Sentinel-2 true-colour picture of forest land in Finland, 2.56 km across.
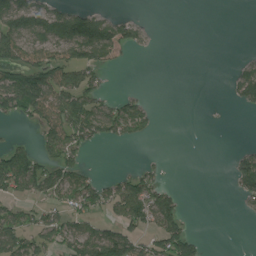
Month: July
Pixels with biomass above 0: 41%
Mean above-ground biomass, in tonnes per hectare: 51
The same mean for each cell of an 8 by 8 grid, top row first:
119 105 84 30 6 0 0 0
128 95 114 91 18 0 0 1
98 128 84 4 0 0 0 71
54 113 110 63 47 0 0 10
32 68 69 25 8 0 0 7
148 91 60 21 63 1 0 93
41 53 68 61 123 68 0 10
105 67 99 125 60 118 6 0
